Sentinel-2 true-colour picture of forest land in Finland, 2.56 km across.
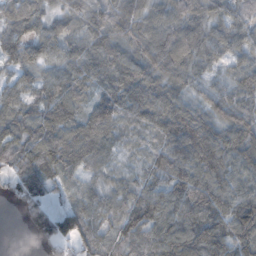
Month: November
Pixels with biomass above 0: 93%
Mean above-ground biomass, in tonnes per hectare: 81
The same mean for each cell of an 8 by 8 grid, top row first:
85 55 67 85 85 96 81 51
93 69 76 98 98 124 82 67
48 59 89 98 115 83 51 79
65 85 66 104 110 118 75 95
72 98 113 62 47 98 122 102
68 81 53 38 49 107 105 86
15 74 58 67 98 103 115 110
0 59 71 47 70 116 127 96
